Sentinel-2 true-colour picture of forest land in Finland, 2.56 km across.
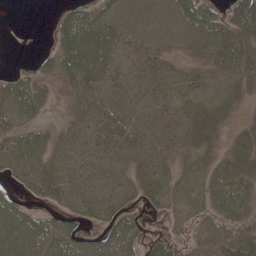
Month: May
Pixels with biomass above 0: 76%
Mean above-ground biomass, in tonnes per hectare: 32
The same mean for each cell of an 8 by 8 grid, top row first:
0 2 37 46 46 50 40 50
0 9 60 44 37 22 29 41
33 16 45 31 37 20 20 23
58 13 25 36 35 33 31 8
35 27 24 41 36 30 19 29
25 46 28 27 33 23 31 52
31 20 28 37 19 12 31 46
56 53 34 51 28 26 50 63
